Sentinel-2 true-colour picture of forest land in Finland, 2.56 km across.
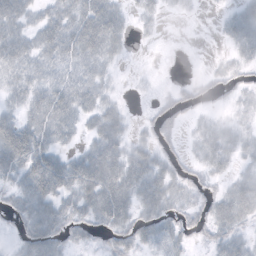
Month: October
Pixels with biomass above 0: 69%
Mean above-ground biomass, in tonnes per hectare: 25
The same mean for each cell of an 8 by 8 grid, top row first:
43 29 49 42 13 4 1 29
38 39 50 30 1 0 0 22
26 29 34 10 2 3 9 10
21 44 31 24 3 17 7 9
64 32 14 39 21 10 29 25
28 52 42 47 46 25 15 19
18 35 28 48 29 20 21 41
12 42 13 17 24 23 15 23
